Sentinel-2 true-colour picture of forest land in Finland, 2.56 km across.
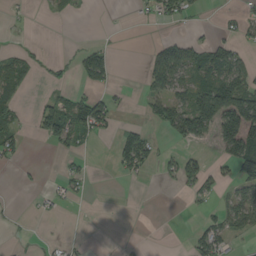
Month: August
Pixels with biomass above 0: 30%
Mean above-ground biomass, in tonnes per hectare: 33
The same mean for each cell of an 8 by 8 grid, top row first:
2 8 5 0 6 37 3 22
7 5 18 15 7 66 55 33
37 14 25 22 26 72 69 99
27 60 86 41 20 75 156 212
40 28 29 16 88 22 20 132
5 1 22 5 19 54 40 59
1 6 4 2 2 2 15 70
5 9 5 0 2 0 68 11
